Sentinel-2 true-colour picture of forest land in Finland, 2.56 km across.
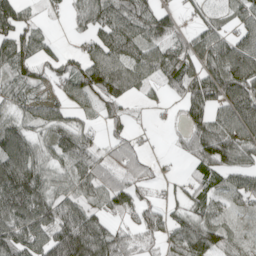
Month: April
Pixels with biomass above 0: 79%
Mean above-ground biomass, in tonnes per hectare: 69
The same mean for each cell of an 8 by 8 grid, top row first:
79 13 48 84 84 35 55 57
82 40 30 85 82 65 88 125
56 44 97 115 50 62 94 138
44 55 39 50 6 18 83 102
116 55 88 44 11 19 107 100
147 71 74 57 43 15 52 59
116 94 81 56 66 39 48 34
117 119 161 103 48 72 83 27
